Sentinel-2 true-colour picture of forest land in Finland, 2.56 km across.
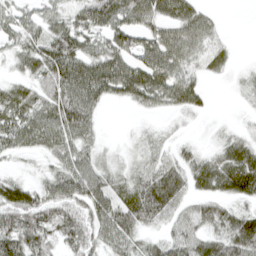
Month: April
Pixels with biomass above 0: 78%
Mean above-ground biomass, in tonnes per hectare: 50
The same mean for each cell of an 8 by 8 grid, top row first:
38 39 58 70 62 60 27 0
41 71 60 63 59 70 46 3
27 65 96 88 77 63 19 13
64 67 88 3 21 31 14 8
54 61 59 6 25 24 13 49
18 33 78 39 47 56 70 88
78 62 66 70 80 47 48 32
80 51 71 55 31 49 56 86
